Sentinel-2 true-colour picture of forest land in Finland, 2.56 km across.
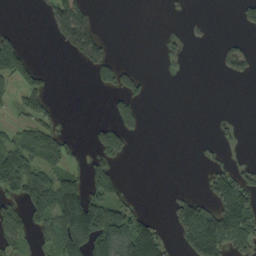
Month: September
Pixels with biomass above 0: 32%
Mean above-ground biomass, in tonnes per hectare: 46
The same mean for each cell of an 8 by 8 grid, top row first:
0 17 57 0 0 4 4 23
72 1 45 13 0 13 3 31
41 22 0 60 24 2 0 17
20 42 0 52 33 0 0 0
74 101 14 112 0 0 13 8
150 93 59 88 0 0 23 39
45 121 214 108 16 52 42 68
55 43 208 178 191 24 131 57
